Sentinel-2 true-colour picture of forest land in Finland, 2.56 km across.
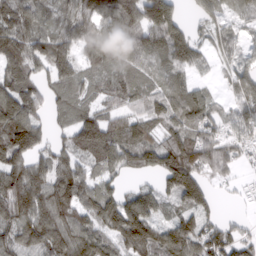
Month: March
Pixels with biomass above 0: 85%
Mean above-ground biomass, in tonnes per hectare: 91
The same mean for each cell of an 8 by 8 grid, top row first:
106 65 105 117 165 130 74 61
110 117 89 123 116 126 52 48
82 73 75 65 69 71 25 86
144 47 67 59 76 87 82 79
139 59 92 108 103 118 107 68
118 89 87 58 49 159 66 25
121 124 95 119 129 58 62 8
92 123 121 85 138 121 98 76
